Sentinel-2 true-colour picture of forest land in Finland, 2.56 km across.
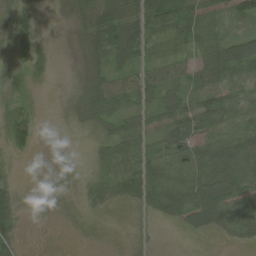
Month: July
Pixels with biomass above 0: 74%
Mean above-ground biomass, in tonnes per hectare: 40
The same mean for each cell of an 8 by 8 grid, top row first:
36 3 44 74 65 89 60 37
47 22 25 99 58 36 53 96
35 21 13 56 53 48 45 35
35 1 21 52 33 63 73 41
31 1 1 58 45 52 47 59
6 1 6 63 77 61 76 83
40 1 10 18 32 67 106 74
30 1 1 1 4 1 7 32
